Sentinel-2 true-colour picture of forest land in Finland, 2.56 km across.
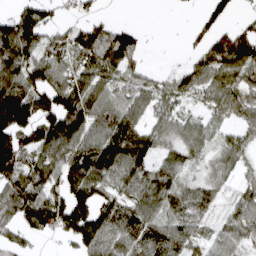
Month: April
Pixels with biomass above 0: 76%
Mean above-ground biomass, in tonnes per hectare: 75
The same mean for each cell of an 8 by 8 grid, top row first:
87 47 26 10 0 0 52 21
135 66 93 126 27 1 86 144
116 94 68 70 43 58 82 86
167 111 122 111 69 48 42 61
130 131 103 128 103 70 48 49
105 118 114 90 88 65 34 34
102 123 107 92 62 57 44 66
38 13 74 60 70 81 46 66
